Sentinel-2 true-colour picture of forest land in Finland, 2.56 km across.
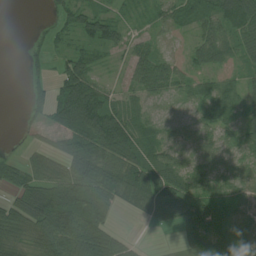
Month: July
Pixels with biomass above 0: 78%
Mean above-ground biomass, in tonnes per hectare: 47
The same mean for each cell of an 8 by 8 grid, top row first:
0 12 62 38 19 34 47 95
0 23 40 38 29 5 58 46
0 22 91 9 63 46 27 25
2 46 123 72 35 19 41 38
8 20 64 88 48 38 42 42
51 60 85 64 61 70 54 47
67 118 77 40 58 84 60 46
54 76 87 53 4 9 70 79
